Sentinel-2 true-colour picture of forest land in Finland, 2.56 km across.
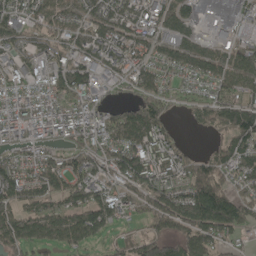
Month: May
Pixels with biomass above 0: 81%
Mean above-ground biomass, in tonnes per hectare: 94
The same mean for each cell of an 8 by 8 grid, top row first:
102 99 77 108 92 97 30 54
58 69 83 123 91 76 55 82
67 85 108 52 92 59 90 79
117 117 113 73 110 28 96 144
82 79 94 117 133 69 21 102
103 122 116 93 141 105 130 88
117 98 122 143 80 140 166 111
120 97 120 42 90 99 112 45
